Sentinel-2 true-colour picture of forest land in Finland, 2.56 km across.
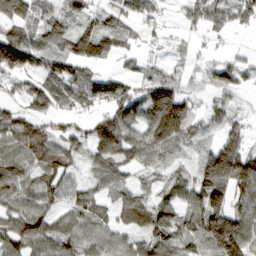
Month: March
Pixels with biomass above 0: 82%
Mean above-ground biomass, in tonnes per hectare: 79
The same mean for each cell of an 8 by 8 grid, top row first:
95 60 58 76 60 21 94 74
156 77 57 59 32 29 20 18
47 92 91 73 60 79 62 82
53 83 49 88 98 178 52 36
93 90 73 132 102 90 40 91
100 102 30 71 30 44 141 161
77 73 71 51 80 96 162 86
112 99 82 49 64 97 101 134
